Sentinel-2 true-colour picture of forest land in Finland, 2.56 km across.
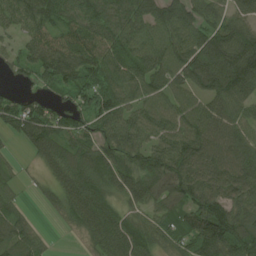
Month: July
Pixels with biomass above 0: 87%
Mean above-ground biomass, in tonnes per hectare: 88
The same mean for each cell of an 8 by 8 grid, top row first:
77 95 102 106 95 112 85 78
48 118 115 94 88 98 123 152
26 79 86 89 91 93 143 158
111 72 71 92 82 94 100 70
25 108 76 94 80 102 104 98
28 36 98 97 105 118 93 94
46 24 96 65 64 70 123 90
84 20 17 123 86 64 151 115
